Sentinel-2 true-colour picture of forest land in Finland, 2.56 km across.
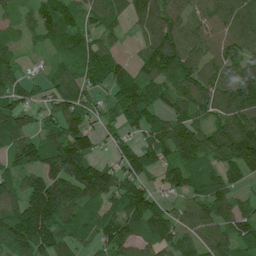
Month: July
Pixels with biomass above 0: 88%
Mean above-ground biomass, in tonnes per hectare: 102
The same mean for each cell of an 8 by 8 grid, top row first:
39 104 85 67 123 108 91 117
49 46 103 48 65 156 98 92
107 64 89 103 109 113 101 131
119 62 95 55 136 77 88 109
95 110 137 52 66 129 99 169
77 137 170 109 80 90 101 74
121 198 126 104 139 59 107 68
234 161 86 131 83 82 89 105
